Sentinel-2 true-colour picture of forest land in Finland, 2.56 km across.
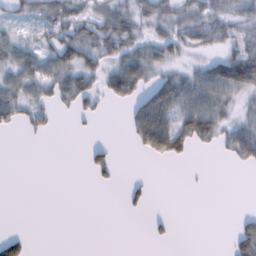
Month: February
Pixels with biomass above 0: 46%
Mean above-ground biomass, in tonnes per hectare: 28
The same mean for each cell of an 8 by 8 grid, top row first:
24 51 37 57 33 39 53 35
37 38 63 47 38 35 23 39
39 51 50 51 47 47 66 88
48 27 27 3 73 72 71 20
0 3 1 13 48 69 24 72
0 0 1 21 3 0 1 1
0 0 0 0 14 0 0 1
26 0 0 0 4 9 0 49
